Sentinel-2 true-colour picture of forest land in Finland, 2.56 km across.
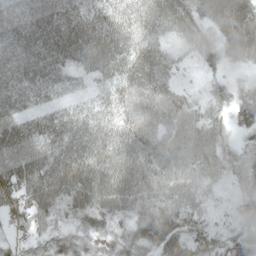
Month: May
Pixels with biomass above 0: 95%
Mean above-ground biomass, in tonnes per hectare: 57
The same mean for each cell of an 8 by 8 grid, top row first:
36 55 55 62 53 53 42 67
63 76 78 74 52 27 43 49
57 61 33 53 66 30 24 22
53 45 43 52 67 58 42 51
75 61 70 68 71 62 68 28
76 86 92 83 77 64 56 53
59 67 69 72 68 59 35 52
27 49 51 55 56 72 58 67
